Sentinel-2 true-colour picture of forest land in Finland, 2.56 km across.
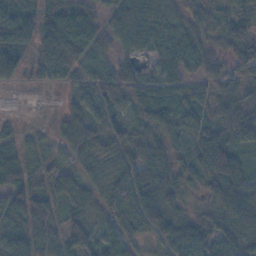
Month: November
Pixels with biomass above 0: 91%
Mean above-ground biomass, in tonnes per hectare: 53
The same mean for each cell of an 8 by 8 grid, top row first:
72 64 65 44 67 49 37 44
78 69 62 37 36 53 36 58
38 39 45 50 37 46 47 48
27 15 44 41 49 64 45 57
34 23 75 48 54 41 71 49
55 39 41 52 70 51 64 60
74 55 48 53 100 50 39 79
55 54 76 59 37 81 64 62
